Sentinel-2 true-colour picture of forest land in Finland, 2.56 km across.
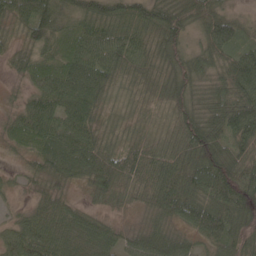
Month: May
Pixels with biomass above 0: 94%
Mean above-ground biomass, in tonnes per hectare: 60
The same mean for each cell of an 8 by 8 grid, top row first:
65 82 72 78 69 80 72 29
42 56 73 73 48 58 62 61
18 75 92 54 38 61 48 86
29 75 77 25 26 56 63 96
39 81 93 37 45 57 107 69
14 51 59 68 63 79 102 82
14 49 32 21 28 66 89 88
65 73 73 48 49 47 59 55
